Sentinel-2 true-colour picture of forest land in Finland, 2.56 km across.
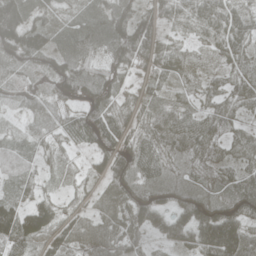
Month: May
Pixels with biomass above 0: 95%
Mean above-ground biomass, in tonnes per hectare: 63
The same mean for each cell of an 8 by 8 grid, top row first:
108 41 50 87 65 49 79 67
102 65 67 81 85 42 32 62
44 53 87 62 33 34 30 66
23 47 72 79 50 64 50 43
46 38 51 82 62 67 75 57
51 25 29 81 58 42 58 67
75 69 33 60 101 73 75 81
93 72 60 66 34 87 138 125
